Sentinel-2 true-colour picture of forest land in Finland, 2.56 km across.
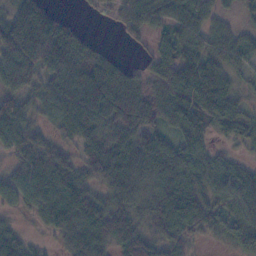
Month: November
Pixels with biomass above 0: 85%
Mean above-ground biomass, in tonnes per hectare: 72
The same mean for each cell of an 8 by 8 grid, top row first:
104 115 11 32 81 59 41 27
135 182 102 12 25 56 53 55
85 66 126 134 57 46 27 34
92 48 118 115 97 56 57 44
81 72 68 109 95 49 32 31
66 110 88 119 80 88 61 49
38 91 126 65 70 109 68 63
56 19 120 76 61 57 24 61
